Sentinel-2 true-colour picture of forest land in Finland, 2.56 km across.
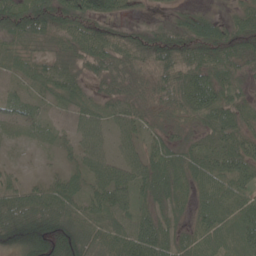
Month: June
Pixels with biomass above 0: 90%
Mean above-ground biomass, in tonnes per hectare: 54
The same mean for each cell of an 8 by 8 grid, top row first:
80 77 67 33 9 23 32 43
33 30 53 71 75 88 76 61
21 55 41 40 40 79 88 48
33 17 32 39 42 58 81 48
16 20 34 27 38 46 37 54
18 20 40 65 67 75 75 76
87 87 50 68 44 44 69 90
54 80 67 67 100 57 67 80
